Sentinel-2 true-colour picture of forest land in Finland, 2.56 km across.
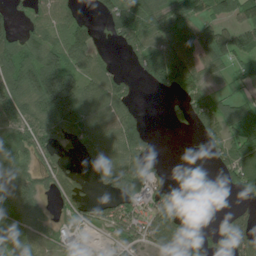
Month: July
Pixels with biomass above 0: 67%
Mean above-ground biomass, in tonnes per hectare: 77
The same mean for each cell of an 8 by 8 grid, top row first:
28 68 34 91 114 68 50 82
104 114 101 23 104 88 108 90
142 202 104 96 42 104 41 40
113 135 154 120 23 24 105 83
110 75 71 116 81 0 46 88
116 65 23 99 103 8 31 88
119 29 50 77 76 79 5 27
92 64 45 27 68 115 57 102
